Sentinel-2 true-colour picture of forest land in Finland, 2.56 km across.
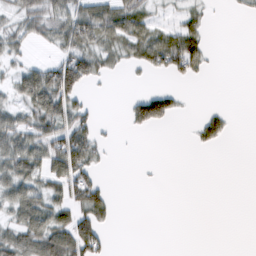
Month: February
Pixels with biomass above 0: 43%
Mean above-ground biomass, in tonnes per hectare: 33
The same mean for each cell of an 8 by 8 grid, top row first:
36 60 68 72 42 17 12 6
29 15 79 46 70 95 30 0
42 85 91 10 5 18 4 0
39 84 41 0 85 29 17 0
66 62 85 6 0 0 22 0
68 53 71 2 2 0 0 0
53 62 65 26 0 0 0 0
68 89 98 11 0 0 0 0
